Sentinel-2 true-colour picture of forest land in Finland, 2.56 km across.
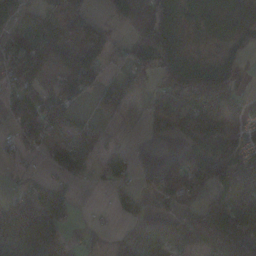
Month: November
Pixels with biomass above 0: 70%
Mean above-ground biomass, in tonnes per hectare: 71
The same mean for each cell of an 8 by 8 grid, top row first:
56 68 68 29 105 109 35 28
66 114 111 35 64 106 12 62
69 44 117 41 20 116 127 63
65 91 29 48 25 115 125 59
46 43 78 20 5 16 123 76
9 45 47 68 18 96 105 107
93 116 10 31 43 41 69 105
157 186 37 47 127 112 92 164
